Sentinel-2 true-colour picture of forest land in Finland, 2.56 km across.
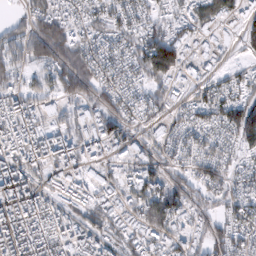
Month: February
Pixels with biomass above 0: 83%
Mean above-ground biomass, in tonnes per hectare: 87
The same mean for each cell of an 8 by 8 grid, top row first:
27 133 67 85 70 55 81 62
93 126 88 82 104 101 58 31
58 73 122 75 65 73 55 64
126 86 48 96 65 53 98 135
123 130 97 76 76 86 92 88
160 74 81 67 119 66 90 62
160 113 74 70 123 104 58 83
145 130 120 74 77 67 67 76
